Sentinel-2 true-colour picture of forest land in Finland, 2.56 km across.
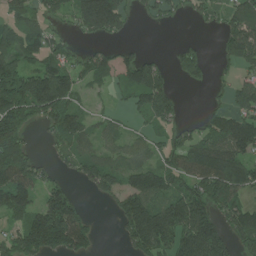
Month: July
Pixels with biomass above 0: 66%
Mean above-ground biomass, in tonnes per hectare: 99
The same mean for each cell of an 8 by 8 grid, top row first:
72 66 143 234 32 36 48 106
100 80 26 42 16 23 14 155
186 158 67 76 155 35 30 54
191 121 59 29 84 64 38 99
136 28 82 49 49 76 129 160
142 52 60 98 118 128 175 138
139 148 75 34 164 158 153 118
133 212 137 4 155 150 215 100
